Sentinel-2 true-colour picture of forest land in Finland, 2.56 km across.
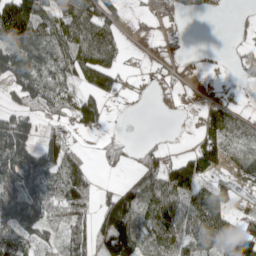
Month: May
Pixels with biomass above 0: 64%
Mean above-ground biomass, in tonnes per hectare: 65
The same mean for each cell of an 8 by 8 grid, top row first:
191 80 95 57 10 24 15 0
108 91 100 65 10 27 4 15
59 73 58 60 10 34 11 34
60 45 69 9 1 13 63 45
137 70 27 42 22 4 85 63
107 109 83 9 76 146 69 42
128 95 117 24 91 89 143 26
102 52 128 35 82 106 102 194
